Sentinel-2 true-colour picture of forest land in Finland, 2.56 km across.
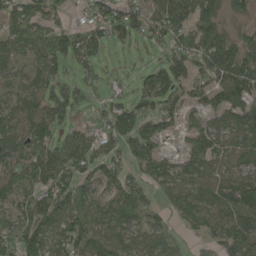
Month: May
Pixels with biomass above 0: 82%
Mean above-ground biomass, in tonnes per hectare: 91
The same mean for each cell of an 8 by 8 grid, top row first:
116 72 25 102 115 159 116 39
55 100 122 54 44 111 143 87
44 75 62 29 57 95 101 147
84 108 57 86 100 58 57 111
88 91 100 85 124 13 74 69
113 143 113 91 90 69 82 72
89 137 128 91 120 67 89 164
127 86 120 94 72 58 66 146
